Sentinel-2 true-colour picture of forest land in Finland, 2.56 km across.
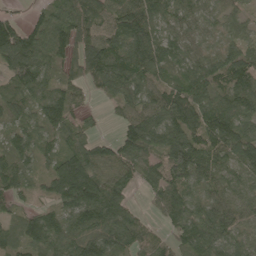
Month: May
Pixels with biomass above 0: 90%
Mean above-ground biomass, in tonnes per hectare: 83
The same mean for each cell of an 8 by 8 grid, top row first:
28 70 111 96 106 55 50 45
150 107 109 99 125 72 36 81
78 77 68 109 82 66 103 97
62 102 44 20 87 113 117 97
63 52 93 61 112 130 98 113
95 81 178 83 59 115 83 53
39 51 129 113 23 85 72 63
69 97 83 88 65 54 94 63
